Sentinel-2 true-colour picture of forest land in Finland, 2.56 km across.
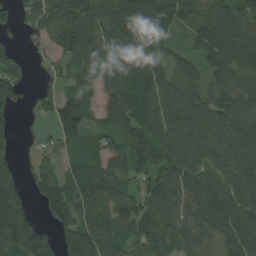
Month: August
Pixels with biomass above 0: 87%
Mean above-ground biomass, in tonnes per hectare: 93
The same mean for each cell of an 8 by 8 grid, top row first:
50 98 118 140 149 91 71 122
39 51 108 105 86 38 95 131
110 35 56 100 101 81 62 85
56 47 140 89 104 116 104 101
40 22 94 78 108 102 117 118
95 88 74 82 71 117 105 114
145 85 84 85 79 94 112 112
155 128 130 89 79 92 76 105
